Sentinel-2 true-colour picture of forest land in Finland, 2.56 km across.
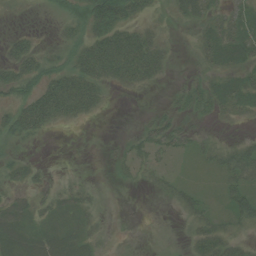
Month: August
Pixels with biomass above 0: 54%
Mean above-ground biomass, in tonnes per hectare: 20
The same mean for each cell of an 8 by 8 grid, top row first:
0 3 22 60 21 10 20 23
30 7 29 66 50 5 24 31
43 36 45 27 29 2 16 23
35 64 31 2 3 17 16 16
12 1 0 4 23 23 13 17
16 6 2 4 11 11 9 40
16 18 17 0 0 12 20 31
29 28 22 3 0 1 37 18
